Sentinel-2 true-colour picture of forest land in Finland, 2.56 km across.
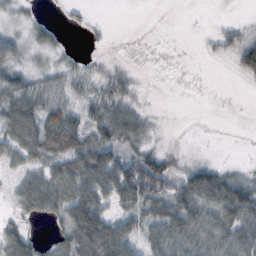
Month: October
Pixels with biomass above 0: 62%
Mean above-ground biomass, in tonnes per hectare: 42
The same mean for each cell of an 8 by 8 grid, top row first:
12 6 9 0 0 0 1 2
34 26 2 3 1 0 9 59
50 28 30 32 3 0 0 11
81 58 48 61 21 0 0 0
66 76 73 76 33 3 1 0
25 67 106 111 121 48 79 38
22 63 127 53 61 86 72 136
63 18 102 138 55 69 63 72
